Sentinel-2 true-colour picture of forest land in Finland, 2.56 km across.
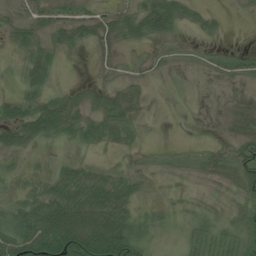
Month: July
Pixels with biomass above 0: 71%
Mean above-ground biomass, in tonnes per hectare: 30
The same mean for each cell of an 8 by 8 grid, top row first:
27 25 31 27 59 39 18 5
17 29 16 23 18 14 8 5
16 30 5 15 16 7 13 26
40 53 32 40 13 2 7 26
31 14 22 23 7 2 7 38
20 21 43 28 18 10 19 37
42 60 74 71 25 19 25 32
87 105 119 113 51 14 39 33
